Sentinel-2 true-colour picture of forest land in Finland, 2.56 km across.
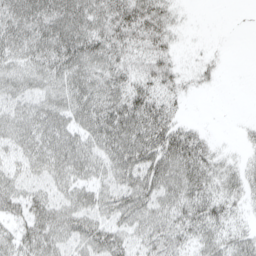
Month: April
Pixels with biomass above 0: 81%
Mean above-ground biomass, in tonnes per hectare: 44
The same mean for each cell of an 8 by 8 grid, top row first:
66 72 70 70 64 19 0 0
55 64 76 59 44 18 5 0
46 48 60 56 44 27 11 0
42 56 56 74 76 27 0 0
42 63 53 66 81 81 27 10
35 41 41 45 66 60 52 34
40 50 48 53 52 46 60 26
43 49 45 55 38 44 43 40
